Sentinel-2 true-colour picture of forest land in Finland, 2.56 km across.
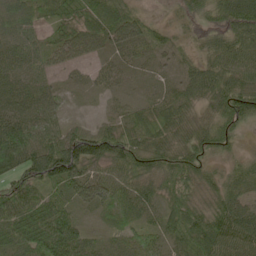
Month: May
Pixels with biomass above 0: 92%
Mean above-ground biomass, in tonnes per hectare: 60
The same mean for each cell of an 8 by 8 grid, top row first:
60 46 68 77 29 26 51 97
61 41 59 48 46 31 52 77
58 32 16 29 14 35 88 75
65 55 4 22 49 82 47 81
137 84 97 85 80 78 67 21
65 96 73 53 72 81 43 50
87 76 28 52 51 72 52 68
69 101 62 30 43 65 115 92
